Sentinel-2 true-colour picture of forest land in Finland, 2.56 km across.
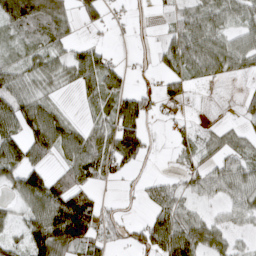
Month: March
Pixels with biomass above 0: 66%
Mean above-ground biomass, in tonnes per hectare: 46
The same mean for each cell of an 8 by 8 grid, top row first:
94 91 37 15 6 33 57 42
30 47 30 11 7 64 74 56
47 42 55 47 7 44 26 13
75 63 11 65 61 15 1 20
59 62 70 88 56 29 36 42
51 45 64 41 15 23 54 63
28 90 80 16 24 63 18 51
27 110 89 33 59 103 68 19
